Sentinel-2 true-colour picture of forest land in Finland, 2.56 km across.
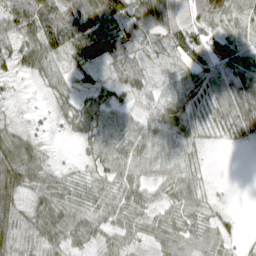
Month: April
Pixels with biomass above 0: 85%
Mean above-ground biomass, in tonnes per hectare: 47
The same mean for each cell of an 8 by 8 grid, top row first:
71 84 84 71 64 57 61 34
48 74 58 58 28 53 63 43
15 38 27 29 30 34 80 86
12 10 47 45 50 49 52 77
56 10 17 60 73 76 17 14
75 36 20 50 51 65 12 0
63 61 47 54 52 47 29 3
75 65 40 39 37 58 48 18
